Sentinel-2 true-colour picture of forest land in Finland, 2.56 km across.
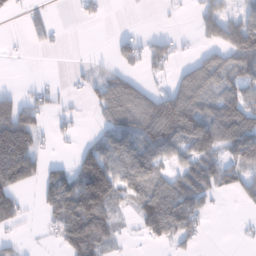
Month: January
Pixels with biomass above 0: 54%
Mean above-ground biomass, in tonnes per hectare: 62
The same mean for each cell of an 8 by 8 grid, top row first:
10 19 17 1 1 5 62 51
6 18 0 21 51 35 42 112
3 12 17 69 35 51 90 72
97 37 11 97 119 169 88 118
182 13 22 93 109 94 124 122
134 44 115 124 98 63 83 62
68 51 168 67 79 149 34 12
22 10 143 53 24 56 5 10
